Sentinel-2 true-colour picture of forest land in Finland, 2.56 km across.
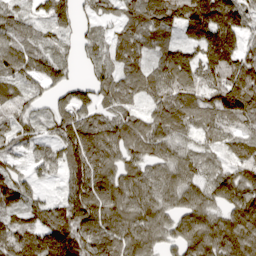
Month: March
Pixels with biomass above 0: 90%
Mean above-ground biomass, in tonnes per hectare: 85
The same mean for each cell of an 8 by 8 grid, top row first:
60 72 48 39 105 135 165 125
98 54 43 54 61 67 138 107
77 76 33 67 84 130 100 160
68 45 84 56 50 111 90 131
56 69 130 87 75 71 45 71
59 33 116 83 72 74 53 68
73 83 129 93 84 66 75 101
112 147 117 93 83 66 115 106
